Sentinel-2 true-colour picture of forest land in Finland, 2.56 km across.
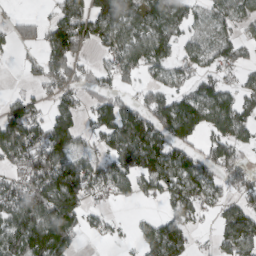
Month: March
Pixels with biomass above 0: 68%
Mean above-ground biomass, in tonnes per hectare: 87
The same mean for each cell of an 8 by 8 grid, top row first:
23 32 98 143 82 79 52 65
39 110 85 81 108 66 75 65
4 88 60 52 49 58 71 50
100 66 62 114 117 149 121 107
157 164 69 86 163 108 71 75
78 181 136 116 116 124 89 73
115 156 101 23 14 94 49 86
98 153 34 23 78 113 17 118
